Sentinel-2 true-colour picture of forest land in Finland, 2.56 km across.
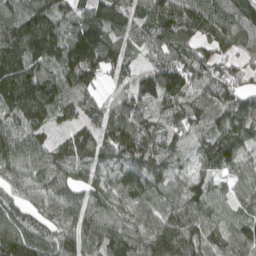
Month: April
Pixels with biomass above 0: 94%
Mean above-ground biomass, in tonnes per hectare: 100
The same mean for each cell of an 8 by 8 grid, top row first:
116 134 72 130 76 107 125 91
145 155 193 100 64 102 86 79
159 102 119 59 102 122 83 63
125 104 80 102 78 84 91 102
103 69 116 119 125 47 95 115
70 108 86 74 107 66 72 66
65 80 116 95 91 103 92 64
147 88 109 124 113 144 101 106
